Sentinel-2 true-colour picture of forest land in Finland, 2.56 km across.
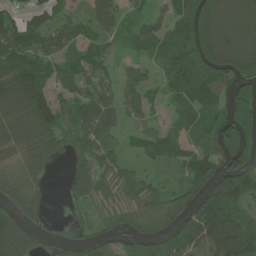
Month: June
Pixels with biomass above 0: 79%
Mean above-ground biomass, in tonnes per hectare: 90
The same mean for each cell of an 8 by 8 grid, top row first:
57 57 33 76 37 74 177 162
110 73 77 33 58 120 176 175
179 100 67 33 63 133 163 101
102 133 80 73 50 45 92 146
100 86 63 55 64 88 84 148
76 24 73 75 50 34 99 161
92 15 36 67 92 76 145 105
152 8 44 50 87 105 152 190
